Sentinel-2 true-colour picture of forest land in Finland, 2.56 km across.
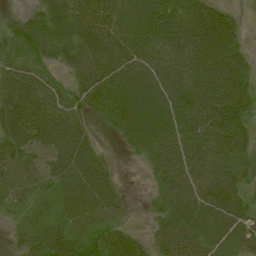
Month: July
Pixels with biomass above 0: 91%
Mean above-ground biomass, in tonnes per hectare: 65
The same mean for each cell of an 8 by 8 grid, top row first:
25 68 79 90 98 84 81 19
65 74 72 84 74 80 89 43
89 63 54 71 72 74 77 78
92 88 49 65 77 76 81 74
76 69 71 8 57 79 83 62
70 58 78 36 11 81 86 53
42 48 77 55 9 72 83 65
27 73 57 65 25 68 64 69
